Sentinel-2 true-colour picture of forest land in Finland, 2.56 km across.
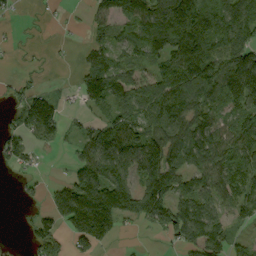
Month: September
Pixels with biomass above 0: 68%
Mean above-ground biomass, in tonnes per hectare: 87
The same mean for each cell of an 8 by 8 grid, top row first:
17 9 9 121 160 239 106 90
10 4 17 80 106 175 154 131
19 3 65 108 62 133 138 180
58 133 33 70 88 137 91 106
71 44 75 145 129 117 106 107
17 6 109 144 89 97 93 85
6 59 186 192 97 111 98 83
0 86 119 65 2 69 64 36
